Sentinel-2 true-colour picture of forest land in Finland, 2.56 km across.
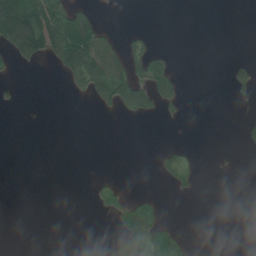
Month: June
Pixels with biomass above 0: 18%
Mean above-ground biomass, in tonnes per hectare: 28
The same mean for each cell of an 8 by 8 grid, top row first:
188 142 89 0 0 0 0 0
110 105 222 59 36 4 0 0
10 0 83 135 75 49 0 35
3 0 0 17 54 18 0 3
0 0 0 0 0 10 0 6
0 0 0 6 0 30 0 1
0 0 0 27 47 0 0 0
0 0 0 20 89 89 0 0
